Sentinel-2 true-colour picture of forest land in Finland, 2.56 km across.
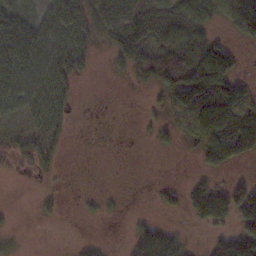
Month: November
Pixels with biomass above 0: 56%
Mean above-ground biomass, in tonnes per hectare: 48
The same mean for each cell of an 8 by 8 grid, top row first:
77 67 72 115 128 104 59 159
127 67 34 45 68 72 74 20
92 42 27 6 32 91 128 55
40 21 2 0 10 51 97 102
39 32 0 0 3 21 108 117
4 13 0 0 1 1 31 17
3 12 7 7 2 27 126 124
8 0 9 3 86 52 27 139
